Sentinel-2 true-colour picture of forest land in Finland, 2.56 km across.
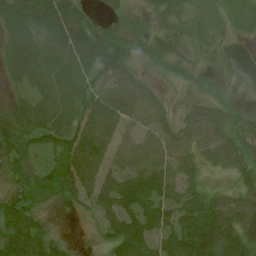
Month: July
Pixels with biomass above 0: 85%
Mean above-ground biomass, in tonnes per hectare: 47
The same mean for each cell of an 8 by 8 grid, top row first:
71 76 49 17 14 24 16 20
63 55 85 60 27 27 18 35
28 68 68 63 20 19 11 30
45 62 65 52 43 19 45 21
56 44 75 32 48 53 55 49
41 29 46 53 76 50 17 38
63 13 15 66 72 69 60 60
98 46 2 52 76 81 80 69
